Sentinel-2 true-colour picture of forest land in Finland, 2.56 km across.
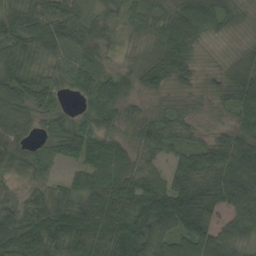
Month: August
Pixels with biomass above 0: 92%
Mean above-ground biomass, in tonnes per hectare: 62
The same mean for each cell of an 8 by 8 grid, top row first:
66 64 46 34 47 69 75 34
73 62 50 22 28 84 10 21
80 52 46 49 57 55 18 78
65 49 25 42 29 38 15 65
72 39 91 58 49 46 48 70
33 23 50 92 61 65 92 88
62 85 92 98 109 137 99 70
122 77 79 84 80 78 102 54
